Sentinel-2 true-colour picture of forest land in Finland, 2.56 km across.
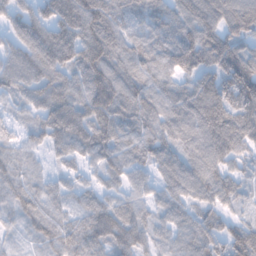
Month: February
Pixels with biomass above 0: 95%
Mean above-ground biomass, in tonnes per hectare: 82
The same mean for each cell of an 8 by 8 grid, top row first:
71 94 116 74 54 62 81 104
75 139 114 81 75 114 112 75
94 114 76 97 77 70 104 150
45 113 102 106 86 85 139 116
57 47 85 82 77 71 121 91
66 42 38 54 61 81 93 52
72 63 62 75 47 65 61 33
25 72 100 101 77 62 89 82
